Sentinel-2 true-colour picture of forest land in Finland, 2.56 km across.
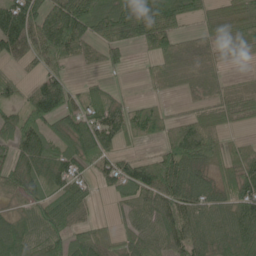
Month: June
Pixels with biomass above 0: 78%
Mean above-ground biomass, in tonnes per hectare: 60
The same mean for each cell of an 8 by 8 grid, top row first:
124 97 117 93 108 74 44 66
79 86 62 50 32 45 37 33
23 64 11 11 13 35 43 12
47 102 66 62 55 12 44 44
81 67 73 57 22 82 75 22
68 64 57 65 92 100 52 71
38 78 60 16 66 84 64 73
95 83 56 32 68 71 65 65
